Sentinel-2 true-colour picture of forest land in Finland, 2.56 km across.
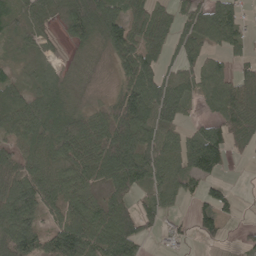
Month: May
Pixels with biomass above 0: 77%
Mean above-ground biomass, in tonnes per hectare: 67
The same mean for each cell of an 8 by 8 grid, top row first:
44 63 109 82 71 61 104 48
25 23 35 77 86 53 50 32
34 48 22 20 97 71 71 67
77 81 42 69 112 74 30 97
53 70 97 110 92 72 116 31
73 81 72 98 90 81 60 1
118 67 82 83 52 24 70 16
143 78 127 108 50 33 27 13
